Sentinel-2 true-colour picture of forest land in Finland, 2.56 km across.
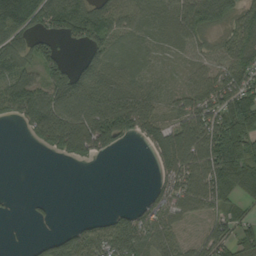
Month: September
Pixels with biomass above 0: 71%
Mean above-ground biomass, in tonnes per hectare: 71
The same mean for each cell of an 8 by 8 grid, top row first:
170 115 119 95 53 66 106 72
88 53 38 58 35 30 37 87
95 95 91 86 40 16 70 91
69 116 124 148 96 51 93 178
0 80 129 77 36 126 136 185
0 0 0 0 0 100 119 139
2 7 0 12 40 80 64 40
0 37 76 102 98 55 68 76
